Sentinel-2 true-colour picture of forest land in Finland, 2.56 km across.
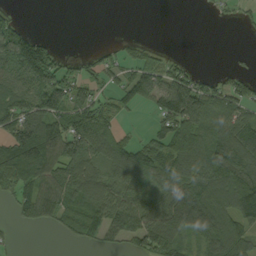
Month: September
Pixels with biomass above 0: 64%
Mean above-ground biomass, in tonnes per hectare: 78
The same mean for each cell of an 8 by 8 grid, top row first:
20 0 0 0 0 0 5 17
134 76 1 22 35 1 0 3
85 139 85 42 104 97 41 57
106 110 103 72 16 171 116 67
151 162 128 117 74 151 116 110
140 96 95 66 93 97 115 115
45 90 116 98 116 108 167 144
8 1 51 41 95 101 119 115
